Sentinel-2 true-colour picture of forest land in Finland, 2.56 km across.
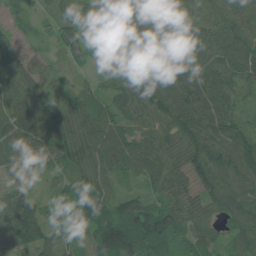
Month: June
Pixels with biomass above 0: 95%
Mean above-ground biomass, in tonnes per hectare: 78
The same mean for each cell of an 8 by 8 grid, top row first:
22 27 53 111 92 96 76 80
45 21 84 94 64 85 83 93
81 49 21 53 116 96 89 73
111 100 100 70 97 99 91 48
99 107 137 102 84 88 98 93
68 39 64 66 68 84 96 109
99 36 61 58 69 70 69 92
81 70 51 116 119 51 55 69
